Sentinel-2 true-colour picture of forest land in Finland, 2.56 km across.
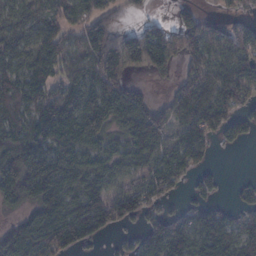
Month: February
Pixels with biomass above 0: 79%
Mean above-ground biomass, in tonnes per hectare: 87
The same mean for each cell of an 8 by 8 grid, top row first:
58 56 77 70 27 43 32 30
70 87 58 156 162 118 90 100
86 75 78 132 17 46 81 112
82 100 140 128 113 67 110 78
114 96 97 54 133 67 59 40
146 165 99 76 85 86 40 7
44 137 141 143 84 27 65 44
125 130 97 21 84 137 123 90
